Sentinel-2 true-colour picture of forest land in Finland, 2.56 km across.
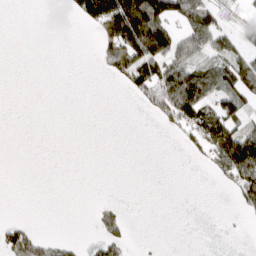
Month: March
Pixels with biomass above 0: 28%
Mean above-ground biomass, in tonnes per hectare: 34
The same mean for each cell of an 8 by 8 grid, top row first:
0 0 56 168 182 71 62 16
0 0 0 89 162 76 56 49
0 0 0 21 82 109 85 75
0 0 0 0 13 90 80 57
0 0 0 0 0 5 83 160
0 0 0 0 0 0 15 115
0 0 0 17 0 0 0 28
66 33 7 41 2 0 0 0
